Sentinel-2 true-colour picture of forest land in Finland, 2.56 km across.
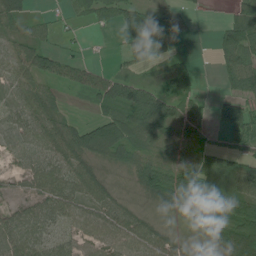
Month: July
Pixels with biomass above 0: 77%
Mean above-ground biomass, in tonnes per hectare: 49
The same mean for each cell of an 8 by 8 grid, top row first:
51 13 25 42 41 14 2 42
40 44 8 4 58 17 2 95
53 43 50 66 36 67 0 69
51 49 6 58 118 55 19 57
46 58 83 108 54 48 28 41
26 77 72 26 77 69 70 78
35 60 55 58 26 43 76 77
73 53 37 51 69 37 28 80
